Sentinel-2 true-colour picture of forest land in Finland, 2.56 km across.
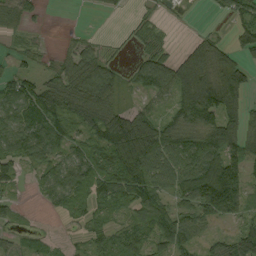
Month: September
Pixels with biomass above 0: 74%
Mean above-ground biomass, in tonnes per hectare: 57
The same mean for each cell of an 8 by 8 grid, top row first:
53 4 0 7 17 5 4 43
14 6 47 9 27 11 57 30
54 52 116 69 75 69 85 80
73 85 83 85 58 45 100 74
63 78 44 121 161 79 98 83
37 42 59 91 111 91 125 82
21 19 45 53 62 45 83 62
22 15 18 57 57 81 31 76
